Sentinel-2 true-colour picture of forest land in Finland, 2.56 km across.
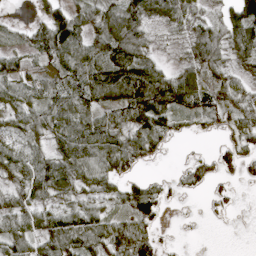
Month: April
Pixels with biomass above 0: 76%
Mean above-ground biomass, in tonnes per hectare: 50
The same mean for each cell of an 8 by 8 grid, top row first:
3 56 44 54 65 37 24 87
31 85 76 85 50 6 86 63
80 53 81 105 114 65 46 27
55 70 65 59 94 59 57 40
34 41 96 79 56 6 3 36
44 86 64 53 18 14 48 22
53 49 53 26 55 3 10 6
63 64 69 63 53 4 0 0
